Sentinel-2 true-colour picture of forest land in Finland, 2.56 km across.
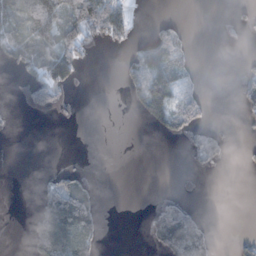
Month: November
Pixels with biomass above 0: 29%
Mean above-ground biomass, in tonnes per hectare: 34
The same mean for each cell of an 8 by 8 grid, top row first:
87 104 86 71 1 10 0 12
97 89 68 11 46 68 0 7
8 100 24 0 84 51 2 24
6 26 3 0 57 89 29 16
0 0 0 0 0 7 73 3
0 20 31 0 0 0 7 1
0 90 105 0 9 87 3 0
0 121 99 0 13 137 67 16
